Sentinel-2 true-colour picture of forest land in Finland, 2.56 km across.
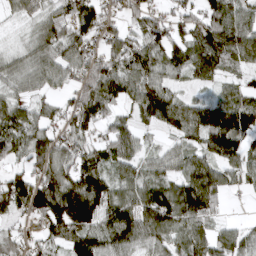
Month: April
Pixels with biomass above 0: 85%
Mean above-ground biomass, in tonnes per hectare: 83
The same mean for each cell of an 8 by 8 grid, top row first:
36 72 112 49 84 64 92 89
29 92 92 76 98 96 144 124
54 66 66 101 92 44 57 44
86 55 108 42 71 99 98 131
82 92 71 80 29 39 89 92
65 100 120 78 74 71 123 66
80 148 161 98 113 113 83 2
61 70 133 101 69 71 89 70
